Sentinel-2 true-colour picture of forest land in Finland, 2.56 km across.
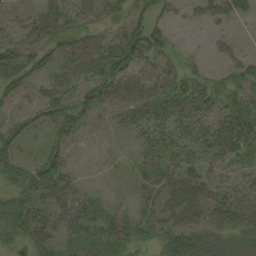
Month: August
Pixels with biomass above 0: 70%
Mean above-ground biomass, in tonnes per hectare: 29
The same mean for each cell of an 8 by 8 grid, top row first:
16 44 38 25 30 15 25 25
33 29 36 42 49 15 8 10
32 24 27 40 32 26 20 34
18 30 32 16 31 29 32 44
33 24 12 3 19 33 39 56
37 50 9 3 20 36 30 22
34 36 35 14 21 46 43 42
25 35 31 38 21 45 37 27
